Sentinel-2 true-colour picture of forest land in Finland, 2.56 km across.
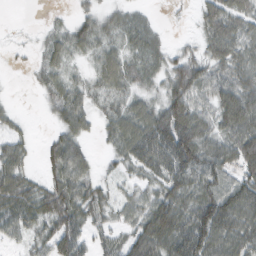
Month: February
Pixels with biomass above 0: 79%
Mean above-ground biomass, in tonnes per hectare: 52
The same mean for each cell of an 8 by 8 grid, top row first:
1 5 24 28 17 4 60 70
9 34 35 36 49 19 47 55
1 36 27 55 39 70 61 62
14 15 62 41 60 92 47 60
42 26 46 31 95 123 68 89
68 35 63 24 41 79 85 70
68 68 65 41 55 87 101 95
29 54 60 39 89 90 104 76
